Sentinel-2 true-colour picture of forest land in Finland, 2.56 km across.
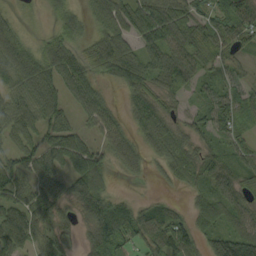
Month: September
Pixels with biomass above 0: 87%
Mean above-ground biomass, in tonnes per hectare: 58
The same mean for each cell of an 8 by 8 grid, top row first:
19 19 38 78 93 81 68 86
74 51 44 94 54 62 69 46
63 78 69 43 61 47 31 28
74 79 35 32 75 30 56 55
57 69 64 56 49 64 35 39
87 67 81 26 22 44 37 42
76 81 63 85 30 22 58 39
93 71 26 95 64 77 69 102
